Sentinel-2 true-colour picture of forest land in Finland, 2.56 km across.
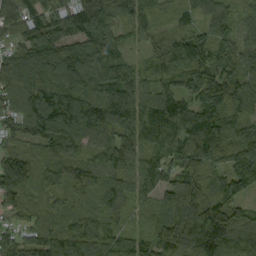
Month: September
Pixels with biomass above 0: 97%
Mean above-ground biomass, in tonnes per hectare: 113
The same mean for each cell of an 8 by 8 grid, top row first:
109 128 150 111 107 51 88 63
105 142 133 118 42 72 104 109
165 155 143 161 83 100 156 119
97 176 173 179 140 109 114 78
55 117 118 132 108 90 132 117
174 92 122 106 115 74 117 159
71 58 63 83 64 131 161 93
71 114 135 90 81 139 169 122
